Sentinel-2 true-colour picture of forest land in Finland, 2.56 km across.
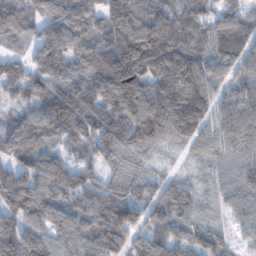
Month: January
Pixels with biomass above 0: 94%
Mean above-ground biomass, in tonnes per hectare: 96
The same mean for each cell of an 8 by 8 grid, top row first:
103 85 95 134 103 98 83 84
30 112 90 82 115 115 86 100
92 103 103 83 92 156 121 92
59 118 148 128 121 142 63 116
105 81 68 128 94 58 73 102
122 113 81 66 64 41 48 100
107 116 97 154 100 97 58 81
128 83 101 130 81 80 90 38
